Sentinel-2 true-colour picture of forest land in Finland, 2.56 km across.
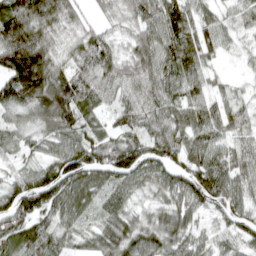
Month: April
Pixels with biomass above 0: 93%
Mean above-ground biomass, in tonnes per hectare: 78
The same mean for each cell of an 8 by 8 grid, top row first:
125 99 39 39 76 108 52 37
165 87 66 62 86 98 66 31
153 141 91 78 77 85 57 21
55 112 101 57 79 69 81 61
49 63 100 76 80 88 91 45
51 80 103 88 71 78 109 72
106 80 80 72 36 80 63 74
89 78 48 98 86 75 47 53
